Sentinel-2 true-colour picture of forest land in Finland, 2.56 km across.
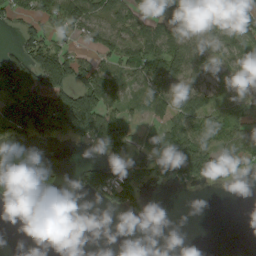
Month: September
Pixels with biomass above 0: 57%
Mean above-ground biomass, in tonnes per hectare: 59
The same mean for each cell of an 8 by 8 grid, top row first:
52 76 97 69 66 95 66 92
40 91 38 67 88 88 64 83
105 123 79 51 51 67 56 52
58 143 182 67 25 86 103 73
20 24 40 105 22 86 89 94
94 89 48 106 78 84 97 41
27 11 11 54 32 0 0 0
0 0 0 0 0 0 0 0
